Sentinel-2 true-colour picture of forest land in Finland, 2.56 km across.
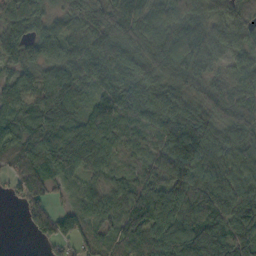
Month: October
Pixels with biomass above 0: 93%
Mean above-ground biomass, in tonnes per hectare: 81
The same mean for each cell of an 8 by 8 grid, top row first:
85 55 67 85 85 96 81 51
93 69 76 98 98 124 82 67
48 59 89 98 115 83 51 79
65 85 66 104 110 118 75 95
72 98 113 62 47 98 122 102
68 81 53 38 49 107 105 86
15 74 58 67 98 103 115 110
0 59 71 47 70 116 127 96
